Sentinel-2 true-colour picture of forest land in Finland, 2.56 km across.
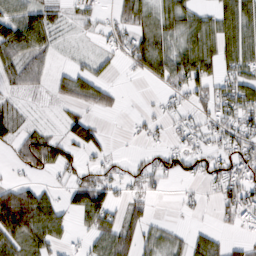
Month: February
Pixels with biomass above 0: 58%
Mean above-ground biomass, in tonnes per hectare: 42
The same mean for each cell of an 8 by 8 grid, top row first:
55 47 23 21 51 57 34 77
75 40 3 26 81 58 64 76
42 24 54 15 21 67 59 62
26 4 16 22 8 24 31 76
45 71 54 8 16 22 27 54
8 18 34 28 35 27 42 62
158 78 54 46 26 6 7 68
81 62 13 71 42 23 37 13
